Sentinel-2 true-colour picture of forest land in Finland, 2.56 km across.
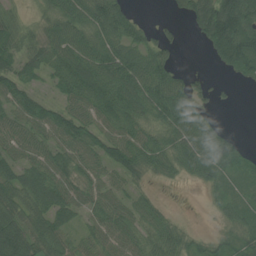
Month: July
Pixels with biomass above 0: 78%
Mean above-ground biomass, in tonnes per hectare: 52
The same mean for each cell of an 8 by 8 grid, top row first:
32 37 62 89 7 19 108 139
56 56 64 64 53 26 49 140
64 32 79 78 78 47 18 28
52 54 52 64 58 80 29 2
53 49 70 68 56 59 70 21
57 66 53 41 31 29 51 27
70 70 44 53 36 3 9 41
92 77 35 56 47 48 21 34
